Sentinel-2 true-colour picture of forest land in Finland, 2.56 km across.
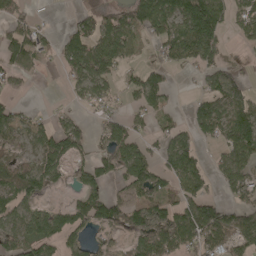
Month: April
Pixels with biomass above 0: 63%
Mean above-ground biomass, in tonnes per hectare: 74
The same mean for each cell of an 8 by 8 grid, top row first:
74 5 60 92 127 125 210 54
94 34 111 115 39 106 138 14
40 1 74 54 88 11 71 56
53 19 23 30 62 24 89 115
54 90 77 98 57 95 31 124
109 94 51 59 119 81 47 95
74 55 91 87 85 81 92 62
81 99 60 34 92 108 100 61
